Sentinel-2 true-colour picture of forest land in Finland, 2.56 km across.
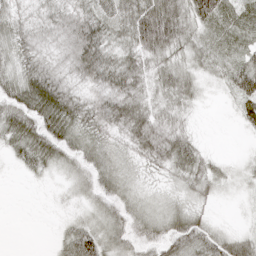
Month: April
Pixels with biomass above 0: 84%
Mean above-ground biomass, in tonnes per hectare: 34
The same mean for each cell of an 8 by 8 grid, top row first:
32 34 46 48 72 56 50 28
40 30 67 46 60 40 24 26
47 59 33 53 38 48 15 60
53 67 54 50 47 34 2 24
41 57 37 23 51 57 7 2
5 12 23 26 14 27 34 10
0 2 10 25 18 22 15 5
0 3 56 30 31 47 44 33
